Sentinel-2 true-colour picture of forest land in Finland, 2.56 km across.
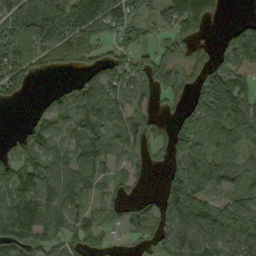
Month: September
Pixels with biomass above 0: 76%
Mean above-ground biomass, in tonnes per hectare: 74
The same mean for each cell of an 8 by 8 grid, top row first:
100 107 112 116 47 122 99 14
115 92 85 42 55 53 34 109
90 5 24 66 74 62 79 64
0 52 72 68 50 35 119 136
33 65 56 50 51 87 78 110
61 84 92 49 26 101 152 71
101 90 54 44 35 164 109 86
79 62 55 14 33 119 133 105
